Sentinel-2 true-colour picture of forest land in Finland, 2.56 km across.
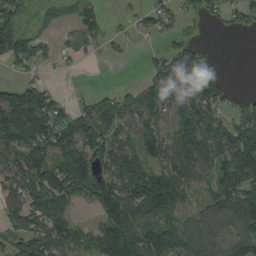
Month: August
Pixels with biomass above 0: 69%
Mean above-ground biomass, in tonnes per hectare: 86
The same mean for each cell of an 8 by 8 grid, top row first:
92 43 65 6 25 31 37 59
137 26 25 13 7 48 31 0
43 20 1 0 33 115 166 0
257 174 52 106 84 74 123 68
95 131 158 105 73 101 118 176
174 126 150 115 115 106 69 131
105 151 49 124 104 93 53 108
87 121 80 142 118 115 74 74
